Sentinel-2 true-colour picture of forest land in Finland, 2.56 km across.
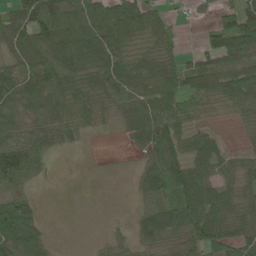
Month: May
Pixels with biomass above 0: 75%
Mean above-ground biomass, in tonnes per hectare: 61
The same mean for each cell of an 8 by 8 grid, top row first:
79 84 69 114 97 19 21 83
77 89 81 80 49 44 54 111
78 81 81 86 56 80 69 81
59 58 55 30 83 89 29 38
87 52 14 1 55 107 61 12
107 14 1 0 48 142 77 55
129 2 1 0 25 92 94 55
109 35 0 18 48 51 122 85
